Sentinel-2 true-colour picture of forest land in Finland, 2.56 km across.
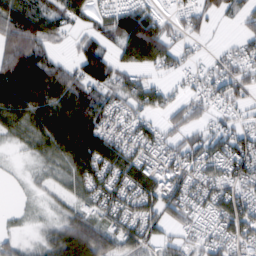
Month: February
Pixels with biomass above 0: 77%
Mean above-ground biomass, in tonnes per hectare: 64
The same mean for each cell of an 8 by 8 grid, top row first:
116 74 45 65 87 28 47 35
103 54 51 50 151 49 8 38
133 126 83 66 42 17 46 60
107 119 132 64 54 48 34 26
21 70 136 86 74 49 68 73
4 20 70 78 101 66 69 76
7 12 37 59 78 63 54 92
25 43 130 75 63 34 49 75
